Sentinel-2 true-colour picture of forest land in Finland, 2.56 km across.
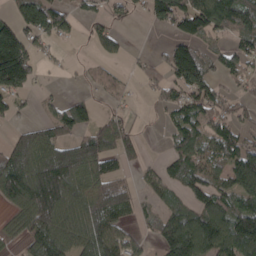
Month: April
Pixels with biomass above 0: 63%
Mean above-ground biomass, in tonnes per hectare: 91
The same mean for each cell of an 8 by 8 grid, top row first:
80 128 39 44 36 145 158 132
174 29 4 46 3 96 48 75
159 7 10 33 32 95 96 50
36 45 82 28 2 67 101 48
101 128 119 120 30 73 120 102
181 223 154 94 33 91 135 176
71 190 123 156 35 73 122 117
46 138 140 120 34 151 138 147
